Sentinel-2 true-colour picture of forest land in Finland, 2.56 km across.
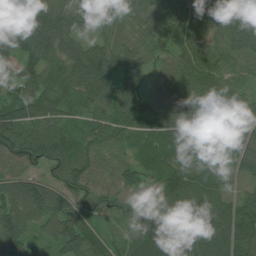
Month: July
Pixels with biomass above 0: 97%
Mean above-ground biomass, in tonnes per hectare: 95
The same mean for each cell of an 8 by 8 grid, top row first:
129 126 83 65 78 87 80 80
114 101 89 87 72 78 77 89
78 98 120 130 63 88 97 56
108 98 64 99 146 98 101 77
108 119 88 91 72 88 118 86
74 58 122 73 77 122 107 42
102 111 75 81 94 129 131 93
100 57 121 75 132 132 129 124
